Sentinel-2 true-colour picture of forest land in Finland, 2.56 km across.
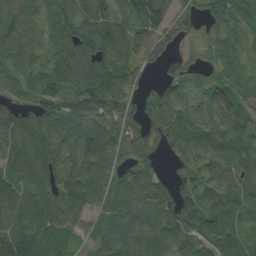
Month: August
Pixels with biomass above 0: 90%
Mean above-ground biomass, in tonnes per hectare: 84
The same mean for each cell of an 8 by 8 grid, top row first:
63 45 83 82 141 86 52 67
76 50 115 120 102 51 29 34
43 81 99 108 46 56 44 59
77 104 113 113 78 109 80 73
117 97 100 82 76 93 85 86
106 106 100 66 82 53 65 68
119 131 88 95 112 111 108 87
110 108 45 101 103 80 87 55
